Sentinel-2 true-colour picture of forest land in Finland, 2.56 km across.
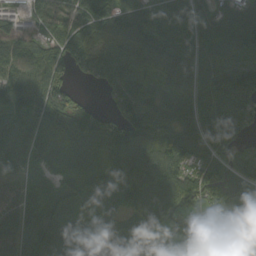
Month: September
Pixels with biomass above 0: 91%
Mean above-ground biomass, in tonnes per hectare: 116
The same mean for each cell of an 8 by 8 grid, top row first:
38 95 114 130 133 148 95 137
83 90 142 121 152 145 149 150
132 100 30 127 108 105 155 175
146 125 112 78 146 111 147 152
99 102 114 142 139 143 135 86
65 62 107 138 151 131 133 108
77 106 96 71 156 122 96 113
82 146 112 83 59 120 143 120
